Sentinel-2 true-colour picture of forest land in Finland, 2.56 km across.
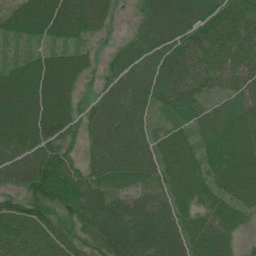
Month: July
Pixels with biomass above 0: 92%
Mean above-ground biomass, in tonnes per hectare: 57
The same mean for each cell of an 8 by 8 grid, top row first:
50 96 73 29 54 94 67 66
14 34 32 20 53 71 67 68
69 94 42 43 57 77 50 53
95 81 35 75 42 47 35 49
64 60 29 83 56 51 41 52
48 103 51 60 50 54 39 64
46 61 64 65 60 47 35 38
77 61 36 76 78 59 63 19
